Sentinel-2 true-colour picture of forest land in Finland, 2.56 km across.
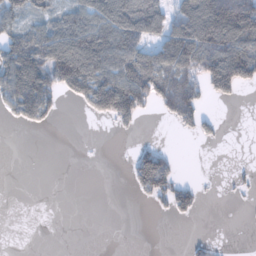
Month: January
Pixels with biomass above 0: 42%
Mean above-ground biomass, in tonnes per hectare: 51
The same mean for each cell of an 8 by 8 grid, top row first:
58 48 88 133 134 79 136 141
98 109 148 133 81 124 119 105
123 104 137 124 133 82 86 86
56 51 15 113 43 71 23 0
0 0 0 0 16 1 8 0
0 0 0 0 101 46 2 12
0 0 0 0 4 54 1 2
0 0 0 0 0 0 13 0
